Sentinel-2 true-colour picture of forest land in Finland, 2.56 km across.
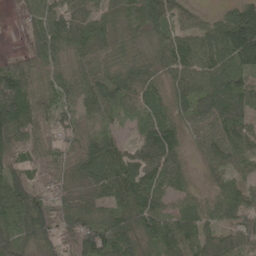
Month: May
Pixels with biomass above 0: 91%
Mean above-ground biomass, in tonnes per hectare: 79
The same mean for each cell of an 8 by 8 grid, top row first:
11 87 82 58 93 59 25 107
4 83 77 64 51 89 75 150
122 62 77 93 72 66 83 83
139 57 61 54 55 55 95 78
85 53 70 66 92 77 66 84
89 73 80 124 121 85 25 46
120 116 82 84 103 42 52 91
94 91 130 114 72 104 66 88
